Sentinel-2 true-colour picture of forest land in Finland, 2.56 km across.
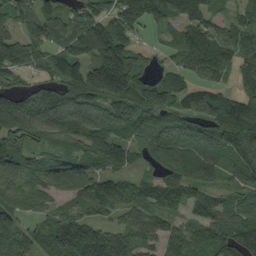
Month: September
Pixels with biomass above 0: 88%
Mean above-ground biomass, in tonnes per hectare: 96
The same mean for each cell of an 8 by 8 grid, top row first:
77 98 68 86 109 102 92 66
108 67 136 165 23 84 127 101
49 66 115 235 62 68 56 55
232 158 142 105 100 104 121 147
82 73 108 77 75 110 111 125
96 100 115 85 44 96 56 75
49 45 58 95 65 50 84 84
68 83 184 108 90 94 120 133
